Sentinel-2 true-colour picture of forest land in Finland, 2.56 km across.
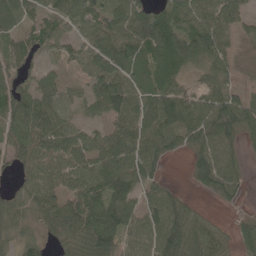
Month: May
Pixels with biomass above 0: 84%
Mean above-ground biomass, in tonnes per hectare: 70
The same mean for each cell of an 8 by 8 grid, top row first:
74 70 84 86 80 76 85 59
69 56 64 109 84 93 95 27
58 44 27 95 42 61 53 22
90 80 27 82 98 101 92 92
78 92 77 86 96 50 79 47
28 85 90 118 76 3 74 41
52 78 116 113 67 70 9 17
53 33 79 88 81 109 81 32
